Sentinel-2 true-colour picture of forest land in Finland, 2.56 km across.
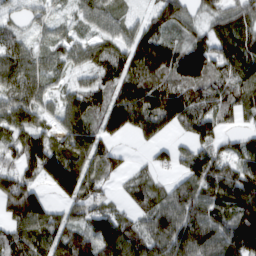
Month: March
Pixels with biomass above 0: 86%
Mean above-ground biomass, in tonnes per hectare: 96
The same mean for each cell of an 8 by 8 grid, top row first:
47 49 53 66 51 98 64 97
85 60 63 85 143 84 114 111
107 62 55 100 103 102 97 125
99 50 117 145 164 147 101 98
88 103 130 65 37 47 96 62
96 112 162 50 42 53 135 124
139 99 99 56 65 106 112 136
115 96 103 138 88 131 124 164
